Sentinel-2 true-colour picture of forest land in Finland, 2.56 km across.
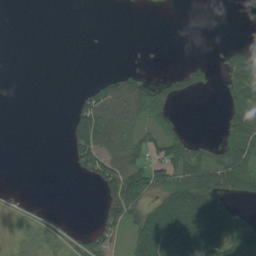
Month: August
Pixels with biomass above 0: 38%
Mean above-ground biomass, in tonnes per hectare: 36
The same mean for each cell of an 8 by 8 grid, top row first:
0 0 0 0 0 0 0 0
0 0 0 0 5 0 1 21
0 0 1 58 35 29 17 66
0 0 57 128 74 15 0 47
0 0 76 104 49 65 25 66
0 0 19 98 72 68 76 76
10 11 0 52 58 110 115 31
9 22 32 36 89 145 111 99
